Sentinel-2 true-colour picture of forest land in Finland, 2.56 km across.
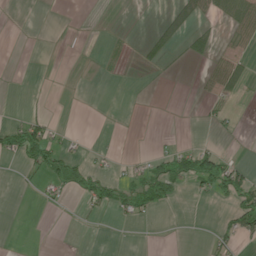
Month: June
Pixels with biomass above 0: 18%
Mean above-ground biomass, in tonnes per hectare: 13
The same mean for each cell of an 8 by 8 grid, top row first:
0 0 0 0 0 32 17 41
0 0 0 3 10 14 20 13
0 0 0 1 1 0 18 29
2 5 0 0 0 0 8 2
47 54 5 1 0 5 9 1
1 29 33 17 33 57 81 50
0 5 5 21 23 4 1 67
0 0 0 0 0 0 8 25
